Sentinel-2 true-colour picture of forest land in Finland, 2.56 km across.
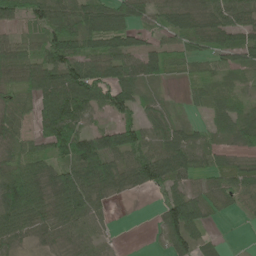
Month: June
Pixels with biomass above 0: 81%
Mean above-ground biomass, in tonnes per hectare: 60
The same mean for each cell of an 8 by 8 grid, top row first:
58 70 71 75 53 74 67 62
52 70 67 69 47 52 54 66
63 96 121 86 60 24 51 21
51 88 85 62 39 16 35 36
50 80 100 77 65 79 32 38
97 59 87 90 80 62 45 76
125 66 91 21 0 109 57 41
46 33 50 17 0 73 28 1
